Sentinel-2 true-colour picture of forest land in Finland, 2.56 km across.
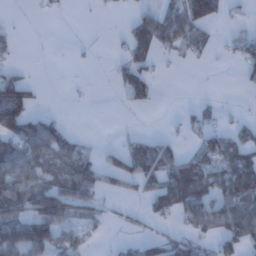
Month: January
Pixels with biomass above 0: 44%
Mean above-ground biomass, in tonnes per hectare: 36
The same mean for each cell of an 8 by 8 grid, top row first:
1 6 0 2 30 53 87 9
11 0 2 4 41 35 24 34
47 0 1 13 46 0 0 12
91 14 0 0 9 2 17 4
73 85 20 5 36 16 57 68
62 44 69 32 54 87 71 88
61 91 46 13 19 69 65 73
90 72 24 6 35 48 32 66
